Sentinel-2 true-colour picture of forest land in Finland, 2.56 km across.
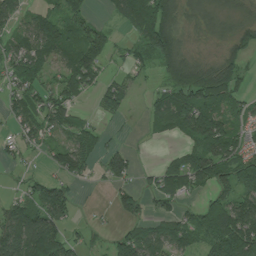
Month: July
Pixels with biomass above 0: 70%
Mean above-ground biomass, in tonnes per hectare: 71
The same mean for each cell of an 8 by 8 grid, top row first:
56 68 68 29 105 109 35 28
66 114 111 35 64 106 12 62
69 44 117 41 20 116 127 63
65 91 29 48 25 115 125 59
46 43 78 20 5 16 123 76
9 45 47 68 18 96 105 107
93 116 10 31 43 41 69 105
157 186 37 47 127 112 92 164
